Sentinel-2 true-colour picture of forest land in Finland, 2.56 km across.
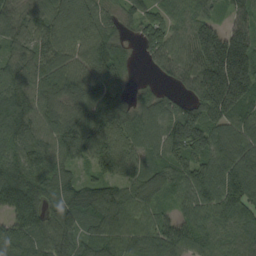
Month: September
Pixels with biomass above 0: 94%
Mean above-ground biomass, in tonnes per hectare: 120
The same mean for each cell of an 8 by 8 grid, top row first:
103 129 194 55 90 81 67 88
87 142 146 118 67 93 169 174
119 103 124 115 15 57 200 226
189 106 120 142 100 93 149 140
133 104 161 128 97 146 154 121
182 136 61 110 92 119 139 148
160 116 146 133 83 64 111 126
128 111 87 102 99 150 104 105
